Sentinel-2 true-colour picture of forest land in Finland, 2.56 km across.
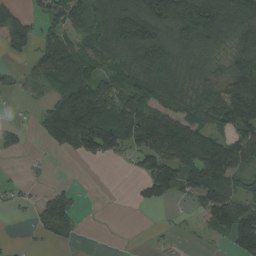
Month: August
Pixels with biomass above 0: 64%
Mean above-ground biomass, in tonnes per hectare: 83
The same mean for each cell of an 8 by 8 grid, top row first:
62 61 91 121 147 159 151 130
53 81 69 105 189 124 98 83
21 72 137 64 133 131 101 145
6 73 184 136 123 110 128 140
38 51 115 96 111 203 147 106
3 11 0 0 74 109 137 63
21 107 22 0 21 10 100 114
4 44 18 0 1 6 20 126
